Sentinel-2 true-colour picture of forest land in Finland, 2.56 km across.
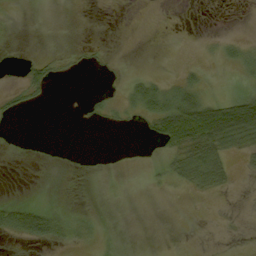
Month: September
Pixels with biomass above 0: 21%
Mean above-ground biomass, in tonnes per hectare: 12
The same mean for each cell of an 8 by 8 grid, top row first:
1 0 0 0 0 0 0 0
0 1 2 1 0 0 2 14
2 22 1 1 19 12 5 8
10 0 2 6 26 77 89 118
1 0 0 0 2 42 80 36
0 0 0 0 1 23 47 3
38 20 1 0 0 0 0 0
9 29 6 0 0 0 0 1
